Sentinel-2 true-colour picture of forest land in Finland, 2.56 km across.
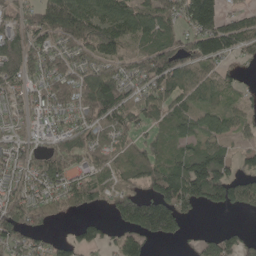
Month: May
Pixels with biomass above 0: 78%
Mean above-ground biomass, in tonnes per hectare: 89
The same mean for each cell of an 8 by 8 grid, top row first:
44 104 145 138 101 91 197 70
105 80 84 91 68 85 130 70
79 82 103 124 94 113 90 39
53 51 83 113 86 86 76 58
67 47 89 74 78 62 85 30
62 103 60 96 104 135 218 90
124 83 73 76 193 148 65 82
89 40 73 48 82 46 57 68
